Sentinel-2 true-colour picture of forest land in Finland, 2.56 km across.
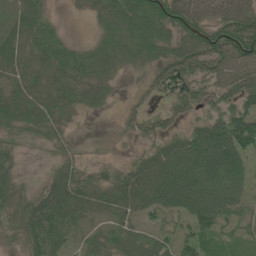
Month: June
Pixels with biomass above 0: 78%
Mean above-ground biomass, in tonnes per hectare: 49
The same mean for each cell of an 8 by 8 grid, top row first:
49 28 5 77 87 89 60 90
58 59 28 56 58 50 85 99
53 48 62 27 16 29 42 68
68 60 25 6 22 26 25 88
23 18 3 2 17 37 96 102
37 28 42 35 59 73 68 52
38 84 60 54 49 54 82 40
18 85 30 38 43 52 37 27
